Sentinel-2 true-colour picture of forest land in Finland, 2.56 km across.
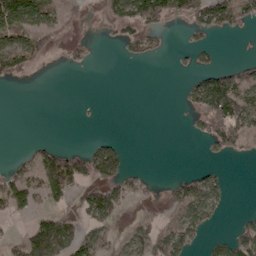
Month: April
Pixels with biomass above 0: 37%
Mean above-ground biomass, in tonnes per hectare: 51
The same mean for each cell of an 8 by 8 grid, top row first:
152 74 20 52 115 64 117 77
97 43 22 6 47 7 28 1
21 0 0 0 0 1 102 83
0 0 2 0 0 2 139 147
0 25 7 42 0 0 38 72
63 131 97 99 23 22 42 0
69 51 51 107 17 67 94 3
34 179 82 69 97 140 29 84
